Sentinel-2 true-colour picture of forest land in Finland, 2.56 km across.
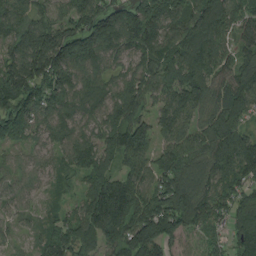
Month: August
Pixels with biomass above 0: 92%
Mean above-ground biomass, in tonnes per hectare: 117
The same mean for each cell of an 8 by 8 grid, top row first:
98 67 125 148 173 114 189 88
113 201 164 117 133 105 127 77
188 150 102 77 108 116 142 130
154 113 97 100 81 135 90 119
62 67 115 108 138 112 115 146
50 53 79 108 102 214 110 110
52 29 77 210 151 238 140 97
23 88 125 127 201 172 71 74
